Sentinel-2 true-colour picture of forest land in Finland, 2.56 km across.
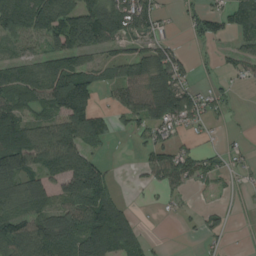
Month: August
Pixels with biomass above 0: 66%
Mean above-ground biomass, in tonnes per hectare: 79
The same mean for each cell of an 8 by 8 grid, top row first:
184 148 155 146 120 16 78 72
46 85 132 59 78 47 17 59
108 140 138 58 120 112 16 26
89 66 137 44 100 141 42 7
141 128 97 16 42 56 24 14
124 93 189 44 27 87 48 21
86 78 122 141 7 23 31 7
123 129 127 183 62 0 24 3
